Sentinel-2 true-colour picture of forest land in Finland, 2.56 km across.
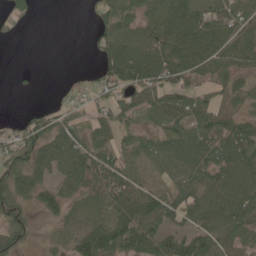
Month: June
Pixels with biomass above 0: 75%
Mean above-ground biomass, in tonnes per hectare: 57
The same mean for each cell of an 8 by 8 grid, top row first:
30 0 1 63 51 95 71 56
0 0 0 83 85 83 94 71
2 0 10 81 86 66 34 43
6 38 33 59 77 93 64 42
70 68 79 56 54 88 77 100
60 46 80 67 35 60 67 104
53 39 18 51 87 79 82 98
41 10 64 98 96 79 69 44
